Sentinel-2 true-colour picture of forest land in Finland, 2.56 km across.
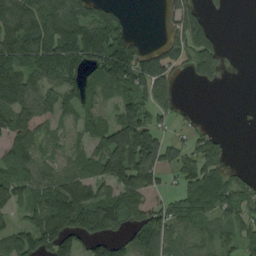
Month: August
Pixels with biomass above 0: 70%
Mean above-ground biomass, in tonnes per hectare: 99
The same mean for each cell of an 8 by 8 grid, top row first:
179 181 151 83 0 97 41 0
156 167 185 172 52 98 116 1
184 97 96 125 147 65 56 0
158 126 80 49 101 52 2 0
120 81 56 179 193 59 92 0
92 80 82 147 142 68 156 36
82 143 165 141 119 77 106 93
107 145 114 87 110 83 78 82
